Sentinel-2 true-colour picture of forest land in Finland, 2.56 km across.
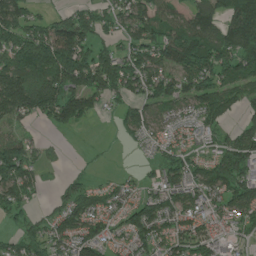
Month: June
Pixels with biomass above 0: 75%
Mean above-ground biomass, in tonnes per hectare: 91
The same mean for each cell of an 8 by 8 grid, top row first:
131 49 89 67 104 67 115 148
144 192 134 56 118 131 128 150
172 149 148 141 112 114 105 109
130 107 155 32 95 49 110 57
103 24 1 6 40 49 35 136
145 17 31 16 22 83 105 132
78 32 111 71 101 97 69 106
61 89 109 53 90 90 76 30
